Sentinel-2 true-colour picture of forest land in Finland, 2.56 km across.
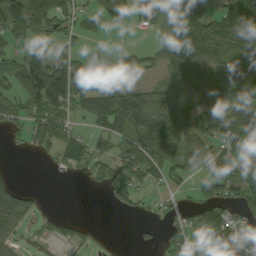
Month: September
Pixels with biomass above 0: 63%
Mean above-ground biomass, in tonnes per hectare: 70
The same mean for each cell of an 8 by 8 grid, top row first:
111 124 63 71 51 77 91 93
48 44 28 25 26 163 150 122
95 161 90 33 51 86 122 108
72 117 48 155 118 114 92 112
16 65 74 49 126 101 73 115
14 4 21 53 76 58 68 93
92 6 0 17 19 31 86 54
35 29 34 1 9 60 55 72
